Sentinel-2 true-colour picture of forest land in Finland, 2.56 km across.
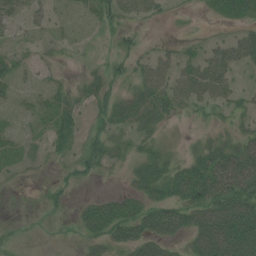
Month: July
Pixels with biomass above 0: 56%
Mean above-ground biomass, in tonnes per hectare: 28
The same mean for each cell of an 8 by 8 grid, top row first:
24 15 10 35 26 5 9 37
13 9 4 9 11 15 20 43
21 11 15 26 37 42 58 15
12 23 18 34 43 26 17 20
17 19 20 32 21 7 32 41
9 6 22 8 39 45 67 78
1 10 17 42 39 44 70 85
9 3 14 35 44 22 83 95
